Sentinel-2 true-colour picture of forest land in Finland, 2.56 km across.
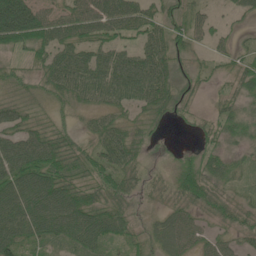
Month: June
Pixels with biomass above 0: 82%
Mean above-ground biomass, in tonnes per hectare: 50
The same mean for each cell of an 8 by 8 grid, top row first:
123 50 71 92 68 28 26 26
41 63 55 53 58 40 24 17
32 52 83 83 88 46 15 40
46 23 24 42 40 29 13 29
76 77 31 74 30 6 23 22
89 81 40 54 32 42 53 20
101 110 89 57 18 41 40 33
73 50 67 48 33 73 39 28
